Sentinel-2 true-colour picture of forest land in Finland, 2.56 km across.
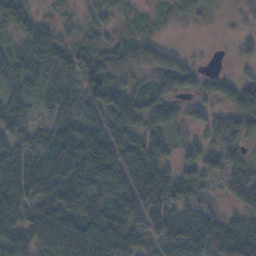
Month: November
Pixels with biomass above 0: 87%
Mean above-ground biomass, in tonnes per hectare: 58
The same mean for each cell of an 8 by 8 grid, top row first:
64 22 22 33 17 35 22 16
36 93 48 45 62 21 4 18
46 37 56 67 37 97 33 35
42 25 38 81 74 30 30 65
57 55 91 80 68 27 37 40
112 93 92 89 103 55 45 67
93 84 83 92 102 63 35 42
72 82 92 91 45 79 83 104
